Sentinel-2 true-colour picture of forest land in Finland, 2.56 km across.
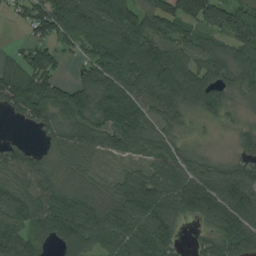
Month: August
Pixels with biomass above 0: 88%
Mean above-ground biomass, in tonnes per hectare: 102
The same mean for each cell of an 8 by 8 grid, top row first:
31 154 132 163 133 143 155 100
27 83 70 128 135 118 94 113
146 106 69 128 130 150 109 92
69 132 131 151 100 91 65 34
49 55 120 72 71 53 19 55
99 100 79 32 78 106 107 113
115 136 134 108 127 93 138 164
121 73 136 112 132 59 65 128
